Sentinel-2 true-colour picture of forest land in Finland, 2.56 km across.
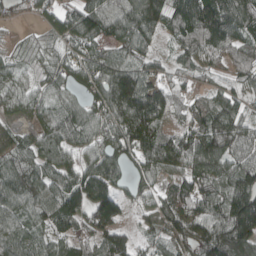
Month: April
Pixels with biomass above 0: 90%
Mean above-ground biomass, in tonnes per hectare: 95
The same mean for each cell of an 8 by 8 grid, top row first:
35 54 113 95 166 114 142 135
27 46 68 70 75 64 115 100
56 63 73 150 118 52 44 60
46 80 78 115 167 57 119 76
72 91 74 92 148 136 146 91
120 98 109 105 66 68 128 105
88 107 123 148 49 118 99 185
92 69 73 114 40 66 130 154
